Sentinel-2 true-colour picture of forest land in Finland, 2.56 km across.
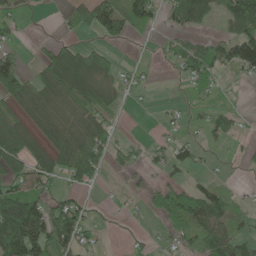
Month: May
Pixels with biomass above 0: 52%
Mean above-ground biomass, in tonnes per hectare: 55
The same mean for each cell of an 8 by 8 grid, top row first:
27 1 64 96 69 64 63 132
30 37 58 27 1 41 53 119
102 74 86 52 18 14 57 13
56 80 83 32 3 16 26 14
114 66 110 73 27 52 17 11
69 66 90 13 21 25 19 4
174 91 54 4 17 91 105 29
178 128 82 1 7 40 83 71
